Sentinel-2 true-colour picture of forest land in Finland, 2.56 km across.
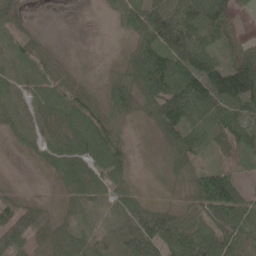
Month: May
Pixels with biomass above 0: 86%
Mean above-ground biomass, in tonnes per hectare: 60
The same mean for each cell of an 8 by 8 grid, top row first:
71 1 0 18 88 100 93 25
71 31 3 1 85 98 68 53
59 65 28 34 101 116 127 152
54 72 85 51 35 134 93 78
18 58 77 66 3 58 42 64
1 13 76 63 4 23 70 34
54 20 58 54 48 35 88 95
73 74 52 41 108 86 96 74
